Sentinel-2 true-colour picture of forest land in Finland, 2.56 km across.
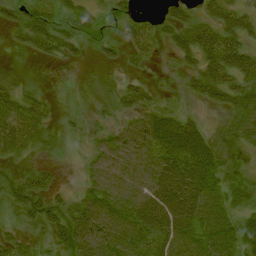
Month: August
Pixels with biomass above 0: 78%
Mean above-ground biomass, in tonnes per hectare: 37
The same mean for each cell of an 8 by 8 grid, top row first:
38 52 39 31 16 36 30 40
18 50 26 22 31 33 57 53
22 3 3 3 16 8 57 49
42 24 12 18 40 22 9 37
45 19 5 45 56 48 42 27
33 22 13 58 51 60 48 27
41 57 51 60 60 64 54 29
28 23 85 66 48 57 54 60
